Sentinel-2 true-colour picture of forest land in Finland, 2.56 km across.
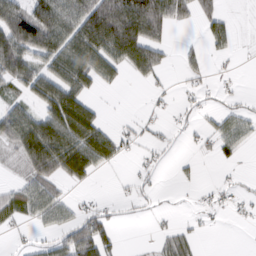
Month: March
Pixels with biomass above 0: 50%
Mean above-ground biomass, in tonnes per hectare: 42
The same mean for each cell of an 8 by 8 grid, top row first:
90 98 93 124 116 52 36 4
107 94 89 99 101 10 20 8
77 91 71 29 27 5 14 6
58 80 100 1 6 11 15 25
64 115 97 53 16 6 17 34
18 69 50 4 13 7 0 7
51 63 21 12 10 3 14 13
8 22 82 30 2 43 1 0
